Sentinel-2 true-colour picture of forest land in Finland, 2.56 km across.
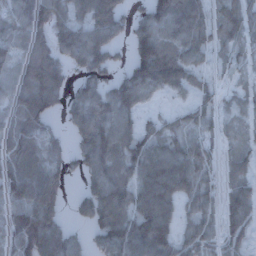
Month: December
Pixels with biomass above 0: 81%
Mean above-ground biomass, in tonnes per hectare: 78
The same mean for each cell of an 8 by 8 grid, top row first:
70 105 61 127 69 114 62 73
43 77 99 71 111 90 52 49
65 121 57 65 117 83 27 26
76 85 92 111 44 29 47 40
85 66 64 111 86 71 50 52
103 109 44 91 93 118 46 59
90 107 49 127 120 66 56 91
92 123 31 106 138 79 55 58
